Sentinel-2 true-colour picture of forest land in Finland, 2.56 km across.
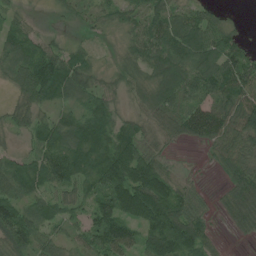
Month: July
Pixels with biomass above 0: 86%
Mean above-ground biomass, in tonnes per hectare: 67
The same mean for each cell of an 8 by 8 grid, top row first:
38 4 26 39 67 66 50 5
70 54 33 10 83 109 107 64
60 127 79 25 49 112 109 93
49 36 48 45 40 79 93 111
15 71 94 83 59 19 40 67
81 89 67 126 128 34 5 89
79 61 39 102 136 118 30 97
95 50 44 106 74 146 48 12
